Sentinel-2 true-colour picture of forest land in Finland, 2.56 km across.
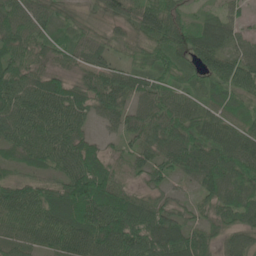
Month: June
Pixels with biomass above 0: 95%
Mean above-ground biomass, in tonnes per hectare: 67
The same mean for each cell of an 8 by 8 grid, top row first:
76 55 23 51 72 59 31 27
71 50 53 39 52 74 82 43
91 64 39 75 68 54 61 82
83 90 64 60 58 82 64 53
57 78 67 19 60 83 92 95
33 38 112 74 39 41 94 82
97 85 116 103 66 42 43 71
52 68 97 110 93 97 49 64
